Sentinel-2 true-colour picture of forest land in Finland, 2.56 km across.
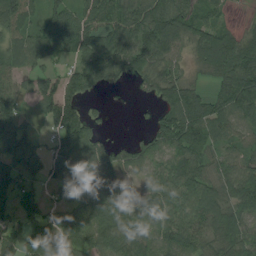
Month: August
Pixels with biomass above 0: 82%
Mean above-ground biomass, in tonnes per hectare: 81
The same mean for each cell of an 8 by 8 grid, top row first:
100 75 80 94 109 121 59 6
68 111 102 97 112 73 108 94
47 45 78 46 57 82 42 137
63 81 75 8 7 138 122 81
107 38 112 42 58 112 85 53
67 57 117 92 51 90 76 102
70 58 84 110 110 99 117 75
76 78 96 104 57 85 64 102
